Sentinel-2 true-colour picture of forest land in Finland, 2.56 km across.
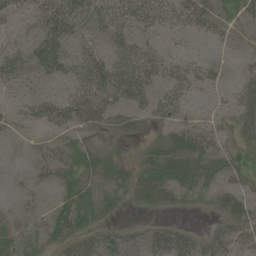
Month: July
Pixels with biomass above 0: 65%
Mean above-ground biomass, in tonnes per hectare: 25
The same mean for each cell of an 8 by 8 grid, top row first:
16 38 32 44 41 34 36 24
18 46 34 37 40 7 6 8
27 24 41 60 55 43 23 19
20 39 39 46 37 31 10 32
5 10 12 9 12 21 27 23
4 9 16 14 27 52 33 29
8 11 24 8 14 13 10 26
20 12 24 12 16 33 18 27
